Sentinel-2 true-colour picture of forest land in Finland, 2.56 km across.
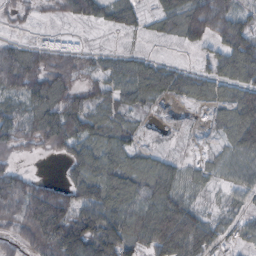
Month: October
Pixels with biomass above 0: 79%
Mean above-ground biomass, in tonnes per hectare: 62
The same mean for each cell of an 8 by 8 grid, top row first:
20 8 52 46 29 72 128 55
53 47 31 15 14 11 38 111
91 82 39 52 91 75 66 87
55 91 78 40 21 4 26 109
56 63 65 54 21 7 7 91
67 14 61 98 90 62 28 51
96 148 69 101 104 117 21 24
53 109 97 99 79 149 75 28
